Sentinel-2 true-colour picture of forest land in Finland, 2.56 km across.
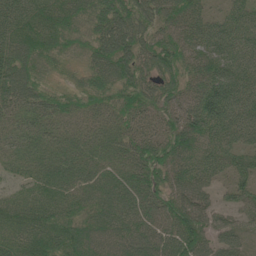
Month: June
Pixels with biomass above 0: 96%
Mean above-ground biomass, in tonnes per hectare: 69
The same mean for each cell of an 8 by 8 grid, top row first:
93 77 63 87 74 74 48 65
84 65 39 94 70 77 85 84
93 37 33 79 64 64 82 100
55 68 51 65 59 56 105 96
34 49 54 62 78 73 71 72
26 63 62 60 84 64 64 59
64 76 56 80 80 85 60 50
57 86 85 73 85 94 65 44
